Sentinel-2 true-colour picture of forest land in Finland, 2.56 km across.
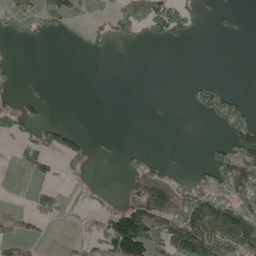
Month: May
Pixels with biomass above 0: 31%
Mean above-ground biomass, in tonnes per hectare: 33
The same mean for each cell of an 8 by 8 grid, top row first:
28 44 17 29 74 82 13 13
5 1 6 11 8 5 0 0
9 3 0 0 0 0 15 0
29 8 0 0 0 0 48 52
18 43 31 4 2 0 12 87
3 29 10 0 55 24 38 106
7 32 3 24 99 97 110 96
39 7 17 116 118 118 153 133
